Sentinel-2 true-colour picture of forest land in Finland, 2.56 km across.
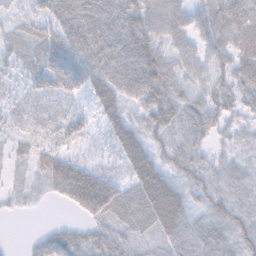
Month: November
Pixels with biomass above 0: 88%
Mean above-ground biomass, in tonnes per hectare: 43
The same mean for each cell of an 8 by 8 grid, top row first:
14 41 58 56 62 60 54 61
26 56 57 63 80 45 42 59
19 61 63 61 87 53 47 55
16 17 21 43 42 56 56 36
14 18 19 28 54 45 29 30
8 42 74 26 68 40 43 38
11 2 43 56 57 71 42 44
1 30 39 48 23 47 49 53
